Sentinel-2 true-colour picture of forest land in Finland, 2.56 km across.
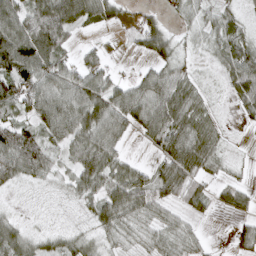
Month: April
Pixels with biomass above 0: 78%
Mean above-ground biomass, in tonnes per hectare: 47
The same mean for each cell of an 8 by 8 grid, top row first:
72 101 75 40 28 17 22 29
110 96 17 8 38 31 20 53
90 78 71 39 50 56 8 67
42 66 78 76 75 81 32 18
94 49 58 51 20 88 71 3
49 31 60 56 33 80 34 9
6 4 14 72 55 33 26 33
54 29 35 29 32 46 12 34
